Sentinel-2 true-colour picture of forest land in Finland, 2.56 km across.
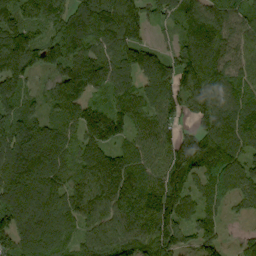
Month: September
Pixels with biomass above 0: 93%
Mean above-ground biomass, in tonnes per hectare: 121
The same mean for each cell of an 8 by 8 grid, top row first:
104 127 125 186 95 94 139 97
160 118 119 106 88 75 163 86
129 47 129 104 112 130 171 97
116 65 115 115 101 88 140 128
173 175 106 117 92 113 147 138
168 143 105 167 110 135 130 126
153 142 124 142 174 144 88 41
136 137 95 138 149 130 90 39
